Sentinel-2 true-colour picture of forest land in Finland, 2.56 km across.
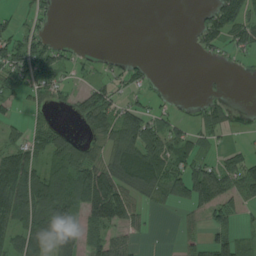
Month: August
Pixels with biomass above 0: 54%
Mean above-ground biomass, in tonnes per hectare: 48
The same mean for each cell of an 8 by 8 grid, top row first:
19 19 0 0 0 0 57 94
59 52 11 2 0 0 43 46
54 64 18 38 22 0 1 1
18 23 47 69 52 20 42 5
59 62 48 57 106 71 21 12
133 90 94 104 92 85 102 79
112 113 77 147 33 29 72 35
70 90 61 62 13 10 44 40
